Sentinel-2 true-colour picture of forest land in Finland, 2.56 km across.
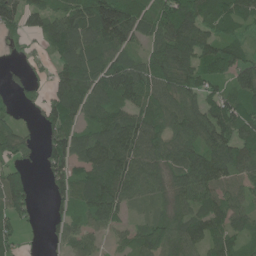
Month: June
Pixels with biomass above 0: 83%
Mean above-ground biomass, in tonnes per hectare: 87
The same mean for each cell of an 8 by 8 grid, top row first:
87 73 113 204 80 122 89 85
15 47 111 102 44 122 94 74
24 43 141 130 112 106 82 80
30 65 99 103 95 96 109 105
74 79 103 146 122 118 112 93
96 59 78 139 102 82 125 78
113 23 74 119 24 59 86 71
47 19 69 29 78 93 90 58
